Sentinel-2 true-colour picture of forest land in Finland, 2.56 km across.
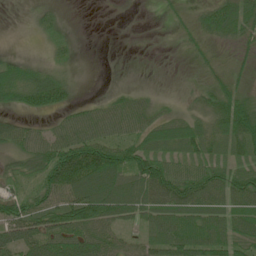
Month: June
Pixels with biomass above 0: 71%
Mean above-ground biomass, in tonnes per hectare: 48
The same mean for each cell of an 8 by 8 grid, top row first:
1 17 0 0 0 13 45 62
2 12 3 0 0 6 18 18
51 51 4 0 0 5 24 21
29 33 33 49 43 24 51 91
51 59 87 64 57 70 56 68
33 75 127 100 103 78 69 61
57 79 102 89 77 94 77 65
82 85 81 55 47 91 90 60
